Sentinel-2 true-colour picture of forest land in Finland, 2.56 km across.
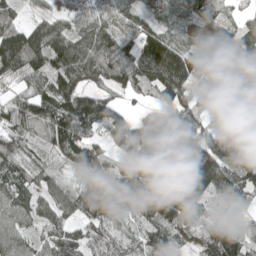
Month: May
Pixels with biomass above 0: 92%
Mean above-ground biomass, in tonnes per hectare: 101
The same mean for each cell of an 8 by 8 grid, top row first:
54 76 73 79 56 52 86 43
209 167 132 103 142 95 80 131
82 104 98 88 113 153 71 99
111 123 150 101 54 95 67 61
97 103 158 117 130 109 109 96
91 76 75 164 129 87 152 117
101 72 83 138 106 128 78 52
92 77 88 107 75 77 129 86
